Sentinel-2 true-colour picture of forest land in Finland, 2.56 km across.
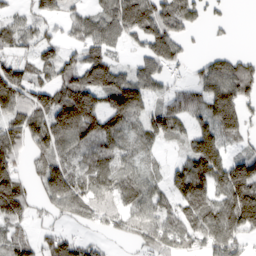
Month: March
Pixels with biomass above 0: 76%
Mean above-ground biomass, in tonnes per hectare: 89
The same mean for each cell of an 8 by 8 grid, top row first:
42 71 51 92 135 114 40 0
69 62 67 53 67 80 13 6
123 81 126 124 87 23 96 128
100 149 218 119 71 52 110 118
97 126 99 87 61 18 144 49
91 129 94 94 60 83 150 170
132 44 89 68 85 87 142 205
79 63 58 23 61 85 126 96
